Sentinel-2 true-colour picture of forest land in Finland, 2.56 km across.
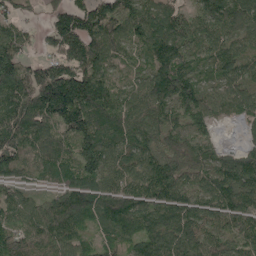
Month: May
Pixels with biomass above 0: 94%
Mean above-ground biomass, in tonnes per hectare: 123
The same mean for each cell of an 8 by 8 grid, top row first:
83 55 127 182 137 93 121 132
123 56 155 128 103 161 94 81
172 179 156 86 100 192 74 94
184 183 183 151 120 97 82 72
177 139 151 131 131 86 65 33
111 100 134 114 147 124 112 155
123 120 167 177 127 141 93 142
144 133 77 92 132 135 97 103
